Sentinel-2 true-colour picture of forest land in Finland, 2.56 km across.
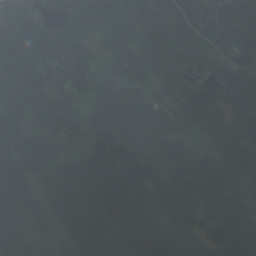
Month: August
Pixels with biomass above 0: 96%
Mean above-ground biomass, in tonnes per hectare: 112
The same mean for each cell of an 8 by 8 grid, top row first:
89 32 125 96 85 89 60 77
152 113 118 102 97 61 56 132
123 92 63 108 83 101 73 96
82 69 72 157 133 160 120 93
104 65 47 187 91 110 97 117
166 91 191 222 103 91 135 148
138 89 126 218 154 102 83 128
125 56 157 197 179 111 75 125
